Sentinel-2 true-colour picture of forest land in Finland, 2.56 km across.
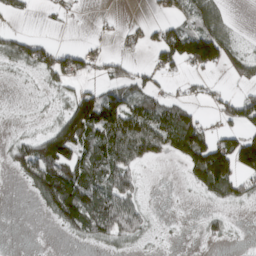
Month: March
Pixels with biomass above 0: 54%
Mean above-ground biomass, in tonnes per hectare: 45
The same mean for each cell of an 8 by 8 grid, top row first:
24 10 6 5 4 43 77 1
48 46 25 6 26 115 167 24
4 32 32 41 31 14 14 37
2 6 129 89 65 70 12 76
35 108 117 87 78 89 103 92
26 115 84 74 10 1 138 76
0 45 124 87 24 0 9 13
0 0 22 41 15 1 13 2
